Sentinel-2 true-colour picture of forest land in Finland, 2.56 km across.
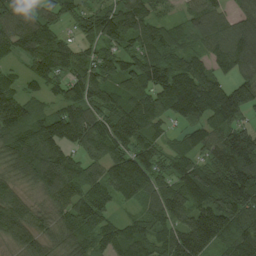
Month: August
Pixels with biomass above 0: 93%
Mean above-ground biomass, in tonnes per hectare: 112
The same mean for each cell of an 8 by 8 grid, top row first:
109 97 83 115 116 35 111 106
90 141 77 77 88 77 78 142
49 96 123 89 117 119 116 93
137 84 135 119 136 107 138 133
133 168 121 139 103 57 100 180
83 151 101 137 158 106 140 175
107 64 136 60 71 120 134 171
77 71 118 97 101 144 147 172
